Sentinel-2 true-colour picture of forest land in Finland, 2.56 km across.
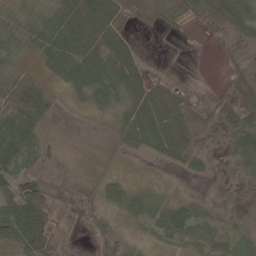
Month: May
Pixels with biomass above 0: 68%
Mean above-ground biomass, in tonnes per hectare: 31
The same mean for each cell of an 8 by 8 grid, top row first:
14 24 89 75 50 32 43 54
15 44 81 91 9 3 2 10
18 15 41 55 54 14 1 14
101 33 3 15 59 46 11 41
89 11 1 6 32 54 4 53
56 16 2 11 2 4 16 14
65 48 10 14 31 30 14 1
43 62 3 18 8 24 30 32
